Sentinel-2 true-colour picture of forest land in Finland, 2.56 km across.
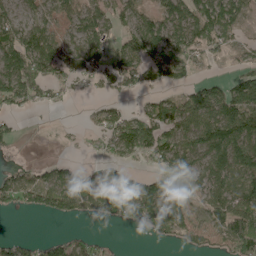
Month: May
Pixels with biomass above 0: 63%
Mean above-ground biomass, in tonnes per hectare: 57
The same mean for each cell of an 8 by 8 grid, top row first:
40 40 63 50 47 82 113 51
102 83 56 56 88 83 53 21
114 63 32 56 58 54 28 55
36 10 2 39 22 48 106 116
20 1 7 57 96 77 108 119
55 50 38 56 40 64 75 80
38 60 63 94 104 77 40 81
27 36 41 7 8 24 35 100
